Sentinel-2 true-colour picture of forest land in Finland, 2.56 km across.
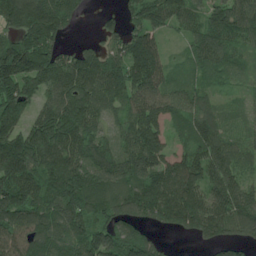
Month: June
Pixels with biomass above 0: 89%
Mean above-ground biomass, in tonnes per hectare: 124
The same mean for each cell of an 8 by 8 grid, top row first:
166 195 53 33 135 117 101 126
148 133 63 82 110 15 127 74
180 163 189 165 117 62 55 34
146 114 187 74 133 88 109 38
177 197 163 97 171 53 138 73
187 140 149 149 151 161 140 96
177 132 174 125 153 181 165 159
129 140 155 148 128 15 93 100
